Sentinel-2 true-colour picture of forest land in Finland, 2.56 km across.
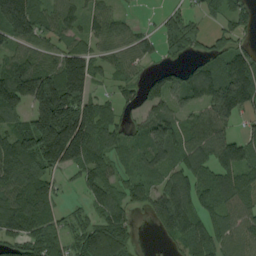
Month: August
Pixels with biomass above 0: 79%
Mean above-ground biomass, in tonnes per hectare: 98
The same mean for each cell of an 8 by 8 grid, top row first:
253 69 63 55 6 73 39 76
78 56 72 60 50 55 64 66
218 189 190 50 66 85 136 176
96 234 174 52 68 72 117 106
146 234 212 86 87 104 132 94
121 79 51 61 65 74 73 71
126 89 21 101 56 159 74 114
96 95 85 174 2 64 90 104
